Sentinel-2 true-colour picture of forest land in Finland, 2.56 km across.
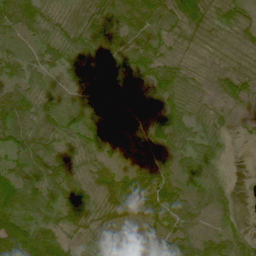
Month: June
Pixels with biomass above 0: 93%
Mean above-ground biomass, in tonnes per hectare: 59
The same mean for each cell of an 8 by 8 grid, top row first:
107 53 65 88 89 87 78 53
35 55 82 83 76 45 36 35
55 42 53 76 72 64 24 72
96 53 54 58 59 62 35 17
74 61 57 42 32 48 53 6
83 76 53 50 59 63 54 1
92 69 75 63 71 77 43 13
106 76 37 60 51 68 51 43
